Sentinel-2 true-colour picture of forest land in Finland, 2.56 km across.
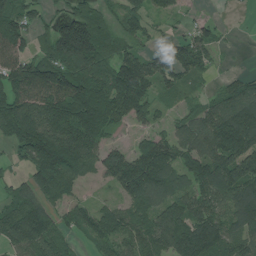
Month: July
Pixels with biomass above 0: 81%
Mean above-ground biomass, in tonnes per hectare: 112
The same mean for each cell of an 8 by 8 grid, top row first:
122 46 133 54 78 29 16 3
108 97 227 99 50 87 68 1
159 176 180 188 137 75 24 48
187 163 216 143 89 34 82 150
118 239 203 53 80 106 130 181
37 192 103 97 174 106 155 169
111 110 68 69 97 121 125 144
120 120 41 97 104 159 168 100
